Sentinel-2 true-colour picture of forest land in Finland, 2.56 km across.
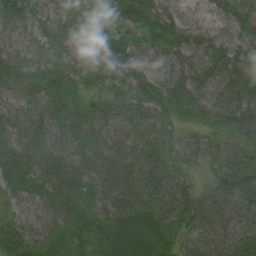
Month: August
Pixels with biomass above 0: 99%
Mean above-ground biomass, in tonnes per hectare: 55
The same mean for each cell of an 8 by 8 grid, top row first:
68 51 68 39 62 52 31 64
56 60 56 104 49 51 54 66
61 68 63 61 79 63 55 73
55 64 51 55 60 49 49 77
61 56 51 51 64 50 41 54
70 65 58 57 66 58 31 76
32 47 46 47 43 61 56 50
42 42 37 41 42 32 45 55
